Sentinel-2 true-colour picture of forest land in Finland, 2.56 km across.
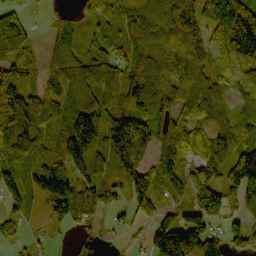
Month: October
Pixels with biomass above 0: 82%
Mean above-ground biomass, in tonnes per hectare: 82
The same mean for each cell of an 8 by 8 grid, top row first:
72 27 40 52 123 125 85 187
102 40 55 45 91 100 61 163
75 50 85 75 86 97 74 81
115 67 117 77 47 75 77 65
103 40 186 110 72 80 74 75
69 121 95 45 109 101 64 142
47 69 94 34 58 57 137 58
29 17 51 60 40 178 103 72
